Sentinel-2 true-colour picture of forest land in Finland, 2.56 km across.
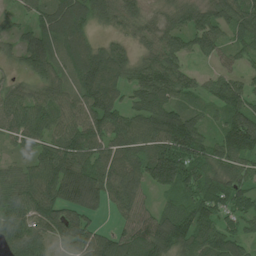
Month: July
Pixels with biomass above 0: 92%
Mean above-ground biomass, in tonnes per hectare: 96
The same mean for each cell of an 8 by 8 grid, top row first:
53 105 111 59 51 58 87 107
44 77 104 66 51 88 81 69
33 82 108 111 101 97 45 66
97 101 81 112 104 106 48 117
58 85 130 95 103 146 81 160
70 142 194 128 123 184 116 87
96 125 148 68 59 97 120 77
93 70 94 94 116 143 132 76
